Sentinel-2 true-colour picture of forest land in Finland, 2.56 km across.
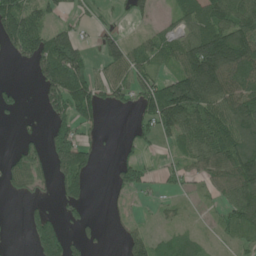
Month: June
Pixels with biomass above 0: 58%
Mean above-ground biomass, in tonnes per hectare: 68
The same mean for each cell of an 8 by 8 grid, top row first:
145 57 25 14 37 51 99 106
79 124 72 66 56 75 176 169
5 95 116 75 65 113 191 96
28 45 93 19 73 180 133 118
24 57 76 1 33 61 117 119
72 43 98 29 48 38 77 136
0 23 36 11 8 23 19 92
1 135 32 4 69 42 18 38
